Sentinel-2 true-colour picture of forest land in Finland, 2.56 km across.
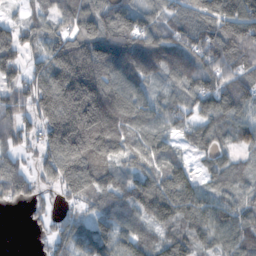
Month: November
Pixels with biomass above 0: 88%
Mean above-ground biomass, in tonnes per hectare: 119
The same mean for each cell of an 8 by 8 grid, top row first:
33 89 135 113 78 92 152 216
130 120 217 211 162 147 144 178
91 191 299 136 95 101 103 113
93 192 295 184 92 96 106 72
47 140 255 157 101 59 83 75
100 80 223 122 96 129 51 68
21 35 58 121 130 153 104 91
0 53 109 114 86 106 84 109
